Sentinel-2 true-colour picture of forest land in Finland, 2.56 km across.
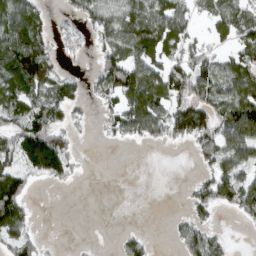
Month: March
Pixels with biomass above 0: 59%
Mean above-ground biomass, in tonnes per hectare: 55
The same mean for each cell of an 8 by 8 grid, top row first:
108 26 48 55 89 72 48 72
127 46 26 63 95 59 40 44
114 70 33 95 111 78 85 90
69 75 24 47 128 77 87 123
82 125 13 15 29 24 69 125
83 68 10 0 0 0 49 87
102 0 0 0 0 2 47 62
77 5 2 3 28 20 66 0
